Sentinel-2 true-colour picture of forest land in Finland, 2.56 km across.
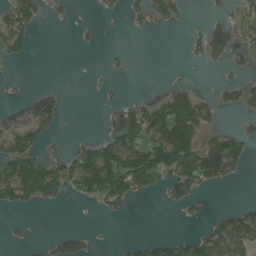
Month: June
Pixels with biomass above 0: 35%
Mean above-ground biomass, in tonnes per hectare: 50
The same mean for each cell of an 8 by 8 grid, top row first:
79 24 1 10 38 39 19 35
64 0 8 6 0 0 90 42
8 0 0 14 0 11 1 30
30 104 0 40 95 172 59 27
105 40 33 86 102 209 92 69
128 147 126 183 126 111 105 27
45 11 1 42 0 28 11 26
13 21 43 3 22 33 81 83
